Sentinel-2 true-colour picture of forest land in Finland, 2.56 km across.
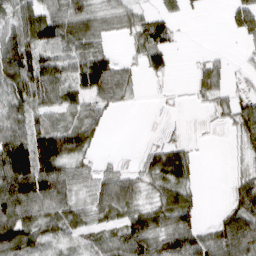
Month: March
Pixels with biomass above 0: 72%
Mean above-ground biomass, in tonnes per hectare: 52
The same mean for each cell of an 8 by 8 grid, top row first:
64 81 71 39 40 30 3 58
102 80 55 17 57 20 5 9
95 94 82 100 15 5 47 15
61 57 46 23 0 5 16 70
110 120 62 0 12 35 3 26
138 109 39 46 43 66 0 27
103 71 44 67 50 83 4 72
95 48 32 48 90 82 57 106
